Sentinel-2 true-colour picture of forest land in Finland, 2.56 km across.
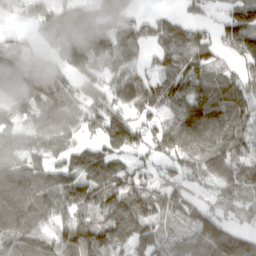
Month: March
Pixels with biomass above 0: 84%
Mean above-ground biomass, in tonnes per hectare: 108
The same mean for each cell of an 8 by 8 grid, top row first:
64 162 159 158 52 46 44 147
104 86 157 116 94 135 92 136
182 129 97 99 92 98 84 86
69 108 86 125 87 83 139 103
105 121 76 138 94 136 123 116
138 109 130 118 81 101 150 119
124 106 90 109 96 89 71 99
109 98 116 118 127 52 129 78
